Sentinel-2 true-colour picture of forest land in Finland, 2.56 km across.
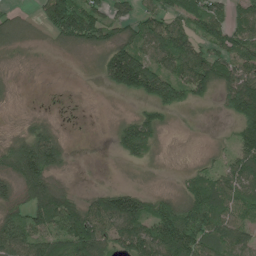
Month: June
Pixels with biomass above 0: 67%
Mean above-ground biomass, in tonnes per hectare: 70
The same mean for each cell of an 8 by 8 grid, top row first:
32 96 160 74 63 76 107 73
20 8 50 101 94 120 67 104
4 0 1 85 158 97 100 143
1 6 1 1 39 28 2 138
64 125 0 20 88 0 4 70
99 100 1 0 2 7 63 98
62 141 88 125 88 73 107 84
126 93 141 87 125 130 98 91
